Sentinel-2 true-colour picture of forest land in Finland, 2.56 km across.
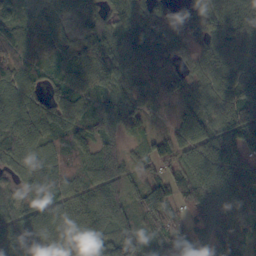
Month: October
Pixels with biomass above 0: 95%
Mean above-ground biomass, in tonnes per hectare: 93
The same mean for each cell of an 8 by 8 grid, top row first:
52 51 49 67 80 63 104 137
58 43 85 139 95 89 105 120
90 56 87 109 42 65 113 124
108 121 107 108 66 54 98 128
144 91 93 67 44 78 90 99
95 108 81 110 63 81 118 114
97 90 100 101 139 78 139 114
94 104 111 137 102 77 98 89
